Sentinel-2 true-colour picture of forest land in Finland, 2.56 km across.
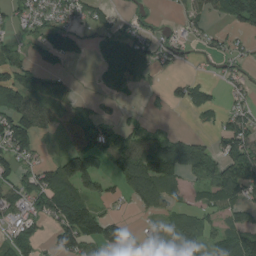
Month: August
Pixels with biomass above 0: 59%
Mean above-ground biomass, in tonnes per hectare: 56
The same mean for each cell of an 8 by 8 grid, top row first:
39 44 43 27 30 16 40 82
36 61 25 24 43 37 26 23
70 74 10 43 16 17 22 39
114 91 62 11 14 5 37 48
121 8 67 85 87 74 38 112
66 64 146 41 132 67 75 115
59 78 129 14 52 42 41 55
64 29 131 96 38 68 49 84
